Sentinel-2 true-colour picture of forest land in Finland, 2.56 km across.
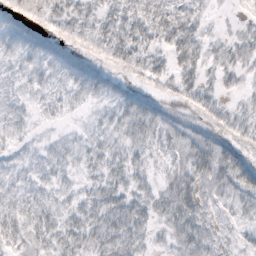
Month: October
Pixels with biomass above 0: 84%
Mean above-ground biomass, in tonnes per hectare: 17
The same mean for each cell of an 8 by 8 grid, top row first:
21 29 25 21 28 29 8 6
15 12 16 27 23 30 16 21
9 11 18 15 16 24 10 13
9 7 5 12 27 13 22 14
8 7 10 14 16 19 23 19
9 10 8 17 14 23 29 24
12 11 16 28 22 33 13 12
18 18 21 25 13 17 16 10
